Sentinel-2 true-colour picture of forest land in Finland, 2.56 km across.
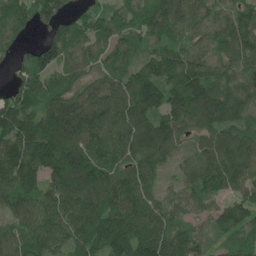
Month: May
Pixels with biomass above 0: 94%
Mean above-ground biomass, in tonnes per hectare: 128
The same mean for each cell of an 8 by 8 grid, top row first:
116 123 68 93 104 144 110 122
69 125 91 106 101 115 127 156
63 116 106 104 190 173 159 120
162 130 136 133 161 156 146 111
154 188 164 139 141 89 94 123
160 125 209 132 126 65 143 110
95 125 156 162 140 104 78 105
105 134 136 186 201 161 88 85
